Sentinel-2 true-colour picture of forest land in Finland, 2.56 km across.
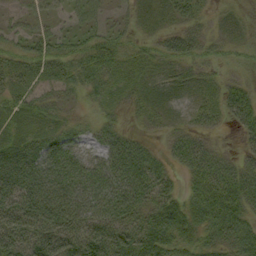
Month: September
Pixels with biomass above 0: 83%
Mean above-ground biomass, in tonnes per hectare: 42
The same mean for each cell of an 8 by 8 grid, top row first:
14 23 30 15 26 29 15 18
26 41 34 40 21 43 25 19
26 27 31 30 27 29 22 23
38 31 15 18 20 20 32 51
57 56 31 58 31 41 29 17
94 75 58 63 69 24 65 50
72 82 76 77 59 52 59 54
68 76 70 76 74 49 31 45
